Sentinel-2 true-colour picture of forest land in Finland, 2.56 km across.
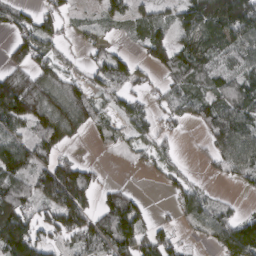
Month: March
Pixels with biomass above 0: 69%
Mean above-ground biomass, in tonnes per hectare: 75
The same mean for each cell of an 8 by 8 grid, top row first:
56 57 14 54 52 67 152 204
57 62 27 28 55 79 70 78
104 96 46 102 34 69 67 79
147 118 102 44 50 49 64 97
93 80 17 34 42 21 40 119
115 134 135 1 7 35 17 51
119 90 141 110 48 45 78 15
197 56 91 113 83 38 47 202
